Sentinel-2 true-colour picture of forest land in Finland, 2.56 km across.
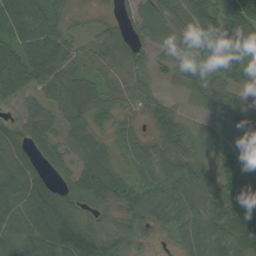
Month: August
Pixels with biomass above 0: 90%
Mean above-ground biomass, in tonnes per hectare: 58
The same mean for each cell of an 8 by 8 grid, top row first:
74 54 11 22 45 67 93 87
63 75 39 66 62 30 89 72
68 67 54 46 35 27 59 34
18 41 58 40 32 32 28 67
79 43 50 38 39 46 33 62
115 46 44 53 48 62 43 78
92 121 43 29 66 62 50 70
92 117 138 68 38 26 62 72
